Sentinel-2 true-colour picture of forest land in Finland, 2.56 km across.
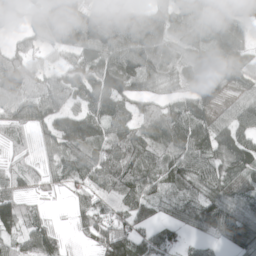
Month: April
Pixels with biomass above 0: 86%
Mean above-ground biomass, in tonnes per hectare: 76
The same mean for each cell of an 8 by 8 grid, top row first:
43 108 111 88 80 68 107 77
53 71 106 107 98 61 86 62
95 58 94 129 81 43 144 47
70 93 86 98 47 71 77 80
33 48 105 94 79 79 93 107
60 44 66 84 82 75 81 63
89 11 59 59 79 66 107 57
54 79 28 122 58 37 34 100
